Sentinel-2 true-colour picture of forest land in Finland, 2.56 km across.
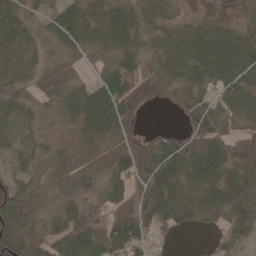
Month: May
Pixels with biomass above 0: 82%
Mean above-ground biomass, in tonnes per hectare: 34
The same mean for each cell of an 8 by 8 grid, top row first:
47 22 50 50 29 13 12 7
58 16 22 33 21 47 44 54
29 11 11 57 10 31 68 60
39 8 66 78 3 7 43 27
31 15 12 17 11 35 48 16
25 12 25 34 39 50 62 41
45 14 49 42 45 48 36 43
54 43 71 71 40 5 9 27
